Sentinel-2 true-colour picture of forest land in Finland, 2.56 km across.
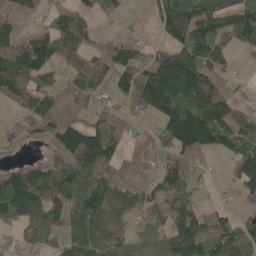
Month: May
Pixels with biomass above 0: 67%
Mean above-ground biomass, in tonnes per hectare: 84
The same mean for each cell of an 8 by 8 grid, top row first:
50 39 57 37 10 168 136 132
86 122 85 52 37 100 161 45
116 66 79 67 106 183 137 20
32 99 68 53 60 144 167 61
29 36 177 84 6 109 104 106
83 124 120 102 17 114 17 77
130 110 114 99 56 88 48 24
20 43 105 72 47 122 124 116
